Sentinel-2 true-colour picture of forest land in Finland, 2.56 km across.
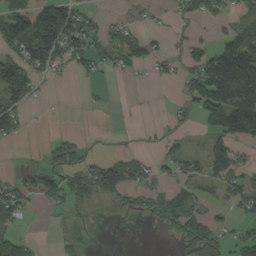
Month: September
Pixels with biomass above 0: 44%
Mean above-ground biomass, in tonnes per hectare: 45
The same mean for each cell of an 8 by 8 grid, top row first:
98 120 50 10 11 13 37 24
70 122 66 54 44 15 49 154
110 25 10 7 5 18 159 205
57 1 1 3 1 14 104 97
6 17 27 2 4 20 38 56
22 58 62 98 43 33 40 57
77 20 13 11 35 63 36 40
68 1 16 0 0 22 99 57
